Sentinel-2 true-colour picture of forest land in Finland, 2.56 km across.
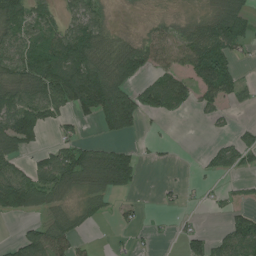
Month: July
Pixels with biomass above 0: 56%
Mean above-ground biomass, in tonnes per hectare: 55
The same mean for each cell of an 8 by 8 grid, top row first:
99 54 74 16 5 12 39 57
83 84 131 73 62 66 101 38
80 125 151 114 43 58 86 36
128 79 61 143 71 28 31 11
102 21 56 30 9 4 9 43
80 93 94 102 11 2 14 22
108 61 40 22 11 12 11 22
34 100 28 5 9 17 47 87
